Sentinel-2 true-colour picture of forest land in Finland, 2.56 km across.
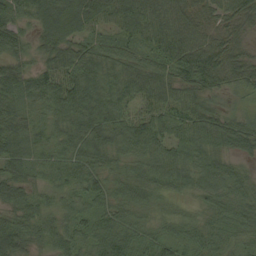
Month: September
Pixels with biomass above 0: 98%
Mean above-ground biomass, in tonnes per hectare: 57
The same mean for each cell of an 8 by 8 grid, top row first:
54 101 104 73 81 72 47 57
48 62 56 52 49 72 73 41
68 69 85 65 77 65 65 46
49 50 86 69 62 59 61 27
58 43 68 68 67 60 61 51
49 38 55 45 55 69 63 36
49 35 41 49 43 26 37 47
71 47 48 69 47 48 46 33
